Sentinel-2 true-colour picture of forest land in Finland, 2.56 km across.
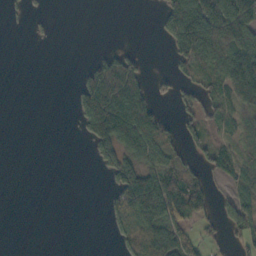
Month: October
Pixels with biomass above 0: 42%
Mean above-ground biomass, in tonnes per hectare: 44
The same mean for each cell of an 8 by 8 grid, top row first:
7 7 0 0 0 107 121 97
0 1 0 15 5 74 139 107
0 0 27 158 72 37 52 89
0 0 59 162 105 21 48 45
0 0 6 115 103 44 44 44
0 0 0 51 95 79 36 50
0 0 0 23 112 94 43 56
0 0 0 11 92 86 30 36
